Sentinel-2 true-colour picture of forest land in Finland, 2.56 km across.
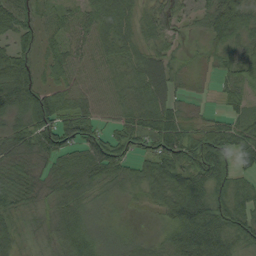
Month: August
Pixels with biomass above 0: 91%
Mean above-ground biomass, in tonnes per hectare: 49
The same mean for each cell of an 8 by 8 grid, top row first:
59 29 38 65 34 32 51 75
51 31 41 50 39 19 31 50
88 32 39 37 59 33 9 41
57 91 62 30 64 38 10 32
58 69 65 57 44 72 74 44
45 44 67 56 58 77 61 34
39 45 54 18 23 89 67 44
39 39 75 28 25 67 87 45
